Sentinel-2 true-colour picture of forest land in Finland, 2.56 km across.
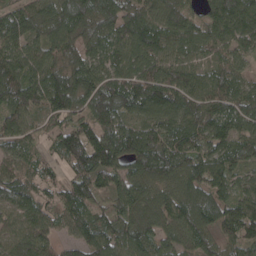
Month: April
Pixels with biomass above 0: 93%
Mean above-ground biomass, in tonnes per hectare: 98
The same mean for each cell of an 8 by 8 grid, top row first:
119 111 152 133 106 100 72 131
91 91 95 89 121 85 65 77
119 129 131 96 119 97 82 70
104 103 93 156 110 118 126 111
70 40 135 137 141 98 86 88
82 48 74 92 113 102 109 56
74 62 99 61 93 98 123 90
79 71 68 104 114 84 72 91
